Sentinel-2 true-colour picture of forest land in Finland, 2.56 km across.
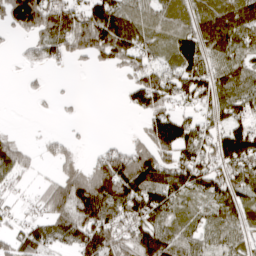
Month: April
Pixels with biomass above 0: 71%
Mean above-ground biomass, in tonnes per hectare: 73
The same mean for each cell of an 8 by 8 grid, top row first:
119 132 101 141 64 61 80 106
8 79 87 113 62 73 74 82
2 8 0 4 79 92 99 90
0 3 4 0 70 61 65 81
41 19 10 21 47 125 76 146
54 17 73 160 141 104 112 102
18 71 140 120 118 72 61 88
57 83 110 106 127 83 62 59
